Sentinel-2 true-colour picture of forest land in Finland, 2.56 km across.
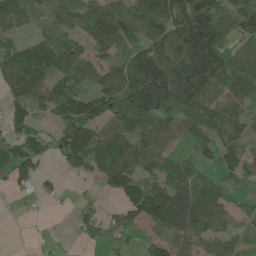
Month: May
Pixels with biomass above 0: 75%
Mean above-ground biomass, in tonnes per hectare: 89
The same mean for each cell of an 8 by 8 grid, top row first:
76 44 82 135 133 118 150 129
77 123 65 94 106 143 198 67
145 106 92 91 186 179 164 103
65 57 131 118 167 161 104 73
86 67 158 156 102 47 74 72
62 22 32 129 85 84 38 57
1 9 30 15 154 112 107 32
0 10 19 39 40 60 67 40
